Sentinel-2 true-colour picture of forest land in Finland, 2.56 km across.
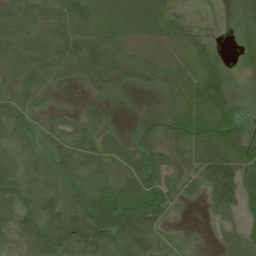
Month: July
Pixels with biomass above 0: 82%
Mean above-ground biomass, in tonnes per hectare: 44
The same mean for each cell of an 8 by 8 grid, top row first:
46 45 57 58 70 30 2 27
52 53 53 53 55 50 27 25
38 31 28 51 33 44 59 10
47 21 15 8 24 46 61 27
28 32 45 33 36 39 66 62
48 34 38 38 75 30 92 91
64 46 51 85 90 24 32 39
23 76 75 57 66 11 3 18
